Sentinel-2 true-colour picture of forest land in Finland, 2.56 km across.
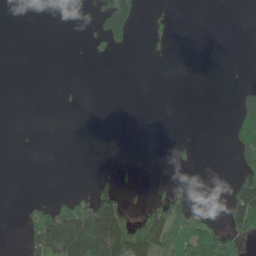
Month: May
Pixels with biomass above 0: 19%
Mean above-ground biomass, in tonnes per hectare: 25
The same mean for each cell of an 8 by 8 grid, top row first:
0 0 8 137 13 5 0 0
0 0 3 29 5 2 0 0
0 0 1 0 0 0 0 4
0 0 2 0 0 0 0 57
1 0 0 0 0 5 0 68
0 0 0 11 0 0 0 49
1 50 79 100 23 39 12 110
0 131 134 162 114 95 100 43
